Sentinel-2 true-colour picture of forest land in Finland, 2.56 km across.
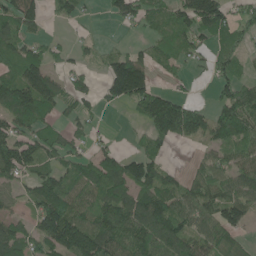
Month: June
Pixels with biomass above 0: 68%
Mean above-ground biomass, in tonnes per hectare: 83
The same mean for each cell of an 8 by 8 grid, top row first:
109 44 37 42 66 84 153 44
84 39 29 21 40 69 62 61
114 130 42 150 144 23 22 81
139 58 55 8 108 161 54 122
132 86 33 24 40 38 48 93
75 86 97 115 130 34 68 88
29 135 81 119 140 103 69 97
115 127 198 127 117 130 89 52
